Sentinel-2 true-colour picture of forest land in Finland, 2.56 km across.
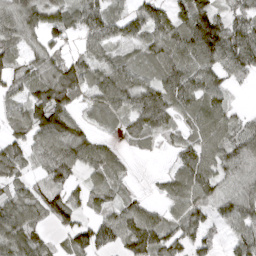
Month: April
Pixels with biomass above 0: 83%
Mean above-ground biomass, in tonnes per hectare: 78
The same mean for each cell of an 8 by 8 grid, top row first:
98 83 87 73 94 70 108 53
68 79 43 60 75 101 138 112
71 103 98 110 74 104 85 34
68 129 43 74 133 81 101 26
67 106 99 31 30 48 105 87
59 65 47 78 2 69 97 79
87 74 51 61 66 68 77 91
106 41 75 72 147 90 70 73
